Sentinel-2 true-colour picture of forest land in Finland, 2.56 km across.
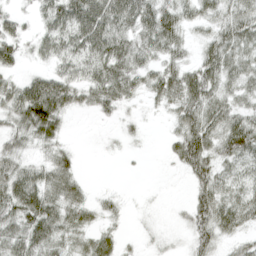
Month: April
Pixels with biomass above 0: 77%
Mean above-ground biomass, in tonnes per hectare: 38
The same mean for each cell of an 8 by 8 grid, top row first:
21 46 80 73 60 51 35 50
33 36 56 59 42 39 36 51
24 49 39 59 34 56 61 40
53 80 18 21 9 37 57 37
29 30 2 3 5 38 61 74
55 43 20 0 1 5 55 41
59 61 40 16 3 4 61 54
44 56 28 27 6 4 44 23
